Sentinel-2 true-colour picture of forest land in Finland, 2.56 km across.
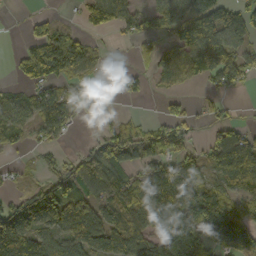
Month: October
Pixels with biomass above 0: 66%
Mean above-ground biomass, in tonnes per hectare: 79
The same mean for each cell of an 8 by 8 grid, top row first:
2 27 39 94 66 129 162 97
16 145 101 9 43 88 156 71
32 96 55 14 33 53 50 54
66 93 38 20 6 47 30 7
29 51 12 104 93 105 57 94
16 54 110 101 97 156 58 90
85 120 88 62 121 176 158 111
174 72 99 106 79 198 133 135
